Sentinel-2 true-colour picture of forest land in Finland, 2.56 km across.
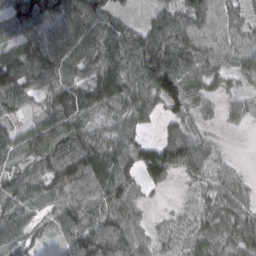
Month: March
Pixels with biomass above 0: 90%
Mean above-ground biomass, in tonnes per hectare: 65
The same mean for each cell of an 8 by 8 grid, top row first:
86 116 132 57 20 72 64 31
89 129 100 88 102 100 55 39
110 78 62 108 83 98 49 34
43 69 82 51 63 53 20 28
60 80 83 71 63 86 38 1
56 79 83 95 70 40 38 22
69 45 73 82 24 8 37 48
73 28 112 122 44 27 59 60
